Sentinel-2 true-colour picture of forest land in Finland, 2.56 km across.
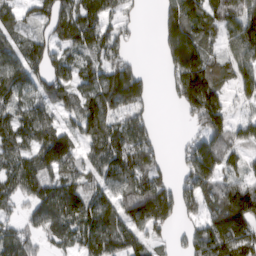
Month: March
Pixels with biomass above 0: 80%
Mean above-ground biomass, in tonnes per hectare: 99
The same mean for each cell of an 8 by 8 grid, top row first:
65 86 130 70 9 92 106 160
81 81 94 84 2 106 55 127
117 108 88 145 71 100 111 97
99 92 122 134 69 21 201 28
106 164 87 130 111 10 73 73
117 107 81 109 115 51 116 62
48 133 136 127 183 97 94 178
107 64 105 144 85 28 169 164
